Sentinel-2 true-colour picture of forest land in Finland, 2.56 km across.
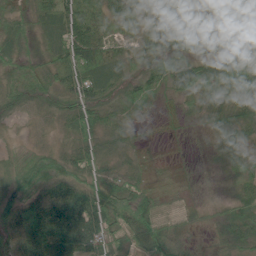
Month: June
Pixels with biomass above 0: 97%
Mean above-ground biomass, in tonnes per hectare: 48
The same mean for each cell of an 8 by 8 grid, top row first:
33 45 87 69 52 59 41 68
36 35 101 59 44 47 24 36
44 40 80 43 54 68 65 82
21 22 53 33 23 22 48 59
10 14 45 41 15 7 20 47
37 57 48 50 28 14 12 37
48 71 121 87 68 11 12 53
73 115 124 48 65 44 16 52
